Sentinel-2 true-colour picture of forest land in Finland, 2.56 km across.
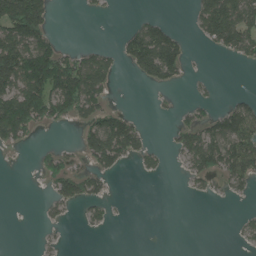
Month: June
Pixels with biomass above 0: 37%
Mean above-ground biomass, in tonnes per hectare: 56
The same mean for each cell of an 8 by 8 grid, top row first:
218 92 5 3 19 1 123 127
180 120 30 22 160 107 25 88
173 196 161 51 48 43 9 0
195 104 85 66 4 19 31 98
43 8 42 142 44 36 123 128
0 47 71 31 15 2 58 80
0 18 28 18 0 0 0 4
0 8 0 0 0 0 0 13
